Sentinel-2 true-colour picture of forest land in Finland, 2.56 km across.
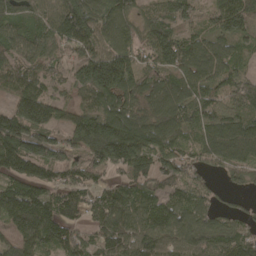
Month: April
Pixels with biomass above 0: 90%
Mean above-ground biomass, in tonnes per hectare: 138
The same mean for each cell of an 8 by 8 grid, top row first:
124 130 223 146 115 100 83 216
115 109 139 146 123 130 139 76
150 110 147 235 139 141 125 123
158 150 103 169 153 154 145 153
214 199 161 285 184 117 141 188
132 113 118 87 128 130 74 73
178 157 125 152 130 136 100 50
122 138 110 115 132 134 128 127
